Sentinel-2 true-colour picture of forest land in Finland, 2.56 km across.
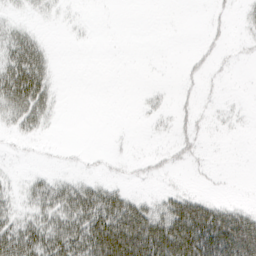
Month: March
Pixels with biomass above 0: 36%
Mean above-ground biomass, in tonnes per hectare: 20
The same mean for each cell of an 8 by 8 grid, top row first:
6 4 1 0 0 0 4 6
37 10 1 0 0 0 8 4
61 24 0 0 0 3 7 0
36 21 0 0 5 10 5 3
5 3 1 2 1 13 4 0
5 12 8 5 7 4 3 0
17 37 52 55 34 53 47 20
57 49 55 77 84 87 101 103
